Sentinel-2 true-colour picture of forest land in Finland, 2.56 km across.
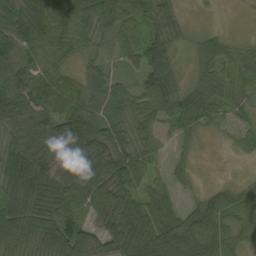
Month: September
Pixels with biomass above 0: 88%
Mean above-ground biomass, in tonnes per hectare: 60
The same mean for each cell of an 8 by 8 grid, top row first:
80 93 79 70 52 36 3 1
91 71 45 54 94 39 43 20
80 65 44 57 60 37 49 38
81 73 93 70 57 62 55 32
53 75 135 87 38 20 3 24
108 70 81 93 54 23 2 6
89 78 49 73 80 49 59 58
60 77 103 65 96 95 76 37
